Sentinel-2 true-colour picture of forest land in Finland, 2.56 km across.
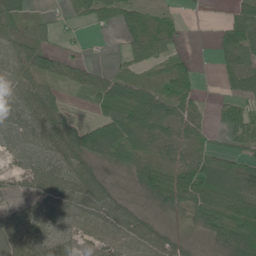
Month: June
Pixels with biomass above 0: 77%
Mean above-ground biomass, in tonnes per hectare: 49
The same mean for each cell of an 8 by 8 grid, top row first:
51 13 25 42 41 14 2 42
40 44 8 4 58 17 2 95
53 43 50 66 36 67 0 69
51 49 6 58 118 55 19 57
46 58 83 108 54 48 28 41
26 77 72 26 77 69 70 78
35 60 55 58 26 43 76 77
73 53 37 51 69 37 28 80
